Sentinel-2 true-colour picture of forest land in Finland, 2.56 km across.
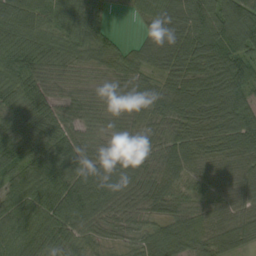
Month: September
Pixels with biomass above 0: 96%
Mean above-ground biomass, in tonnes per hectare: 67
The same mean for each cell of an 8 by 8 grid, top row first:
100 70 93 20 48 74 103 99
80 75 63 54 40 61 74 92
68 61 31 48 41 52 61 97
71 57 51 44 55 76 82 94
83 63 68 42 46 81 67 86
60 84 79 81 76 62 51 66
69 93 102 73 60 59 47 62
75 89 55 27 50 83 72 58
